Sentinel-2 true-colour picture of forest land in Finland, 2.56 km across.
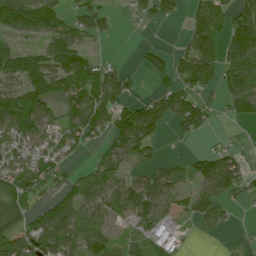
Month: July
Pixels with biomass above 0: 64%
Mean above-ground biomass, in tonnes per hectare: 68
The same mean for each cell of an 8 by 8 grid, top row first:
130 104 65 38 39 30 93 83
75 86 79 1 30 21 92 125
91 126 144 119 20 64 71 118
172 65 114 108 114 135 63 64
70 60 49 57 96 12 8 10
97 78 26 56 39 38 96 66
72 59 52 49 78 26 78 15
91 92 53 42 41 36 6 6
